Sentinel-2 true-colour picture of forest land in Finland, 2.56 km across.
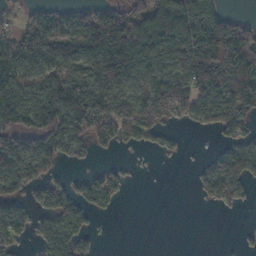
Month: November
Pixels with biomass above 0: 61%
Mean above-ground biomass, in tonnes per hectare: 68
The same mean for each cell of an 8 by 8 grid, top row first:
29 68 81 95 97 114 121 25
98 82 86 143 120 93 119 144
114 77 86 125 66 78 127 97
119 115 111 120 89 52 82 88
83 87 47 45 28 14 3 84
119 49 28 53 1 0 74 113
77 71 83 29 0 0 7 18
51 78 56 1 0 0 0 8
